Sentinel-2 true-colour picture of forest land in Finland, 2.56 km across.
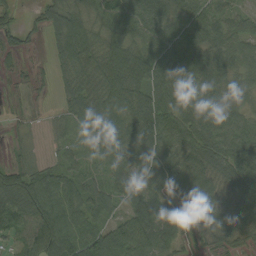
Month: August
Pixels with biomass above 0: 88%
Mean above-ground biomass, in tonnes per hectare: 74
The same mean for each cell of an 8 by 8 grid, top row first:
28 55 74 83 81 83 86 43
31 26 105 85 75 95 94 70
18 16 68 108 105 110 87 69
13 9 75 99 102 119 110 85
15 14 40 83 88 86 102 108
97 65 48 52 82 102 85 106
118 118 80 49 88 53 79 86
46 118 103 117 97 46 43 45
